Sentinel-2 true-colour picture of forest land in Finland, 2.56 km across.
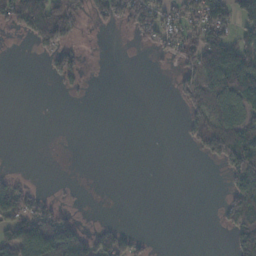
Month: November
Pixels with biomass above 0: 33%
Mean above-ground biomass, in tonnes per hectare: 35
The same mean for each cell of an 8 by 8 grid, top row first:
78 162 39 51 83 40 101 62
0 69 28 0 18 47 111 81
0 12 23 0 0 31 96 109
0 0 0 0 0 2 55 61
0 0 0 0 0 1 63 99
16 0 0 0 0 0 0 76
68 42 2 0 0 0 0 67
101 143 93 67 12 0 0 56
